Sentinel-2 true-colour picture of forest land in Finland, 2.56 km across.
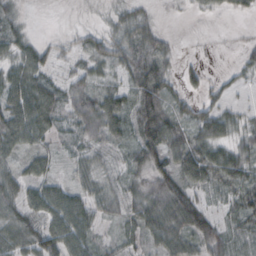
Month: October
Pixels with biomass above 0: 80%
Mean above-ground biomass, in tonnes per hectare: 41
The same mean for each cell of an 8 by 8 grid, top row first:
24 1 8 24 28 5 12 18
35 23 21 46 60 13 5 13
53 36 31 26 82 23 21 15
64 62 50 68 77 46 41 22
48 28 34 45 75 58 67 39
41 36 34 30 38 66 62 62
43 56 48 35 58 79 34 57
48 63 53 21 40 58 59 27
